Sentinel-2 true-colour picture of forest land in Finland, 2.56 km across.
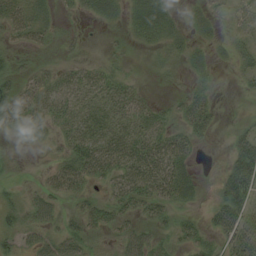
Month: August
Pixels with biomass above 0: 69%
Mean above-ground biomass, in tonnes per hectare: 27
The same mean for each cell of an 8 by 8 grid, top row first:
41 22 14 29 57 18 25 21
19 13 9 7 13 22 16 26
27 21 27 26 5 8 16 16
48 25 31 33 28 19 34 4
14 16 38 42 43 38 7 41
5 16 41 32 50 52 7 83
27 32 20 33 25 21 17 57
22 32 37 14 32 20 18 49
